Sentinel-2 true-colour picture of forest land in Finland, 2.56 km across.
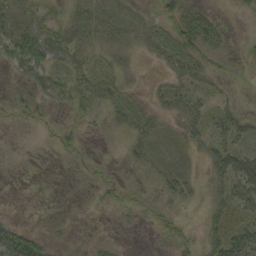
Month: September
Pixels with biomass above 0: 61%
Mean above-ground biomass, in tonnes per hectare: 20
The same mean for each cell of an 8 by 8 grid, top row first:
41 26 31 18 9 45 32 3
56 48 32 29 20 40 41 6
13 37 31 25 5 26 20 4
17 11 23 20 21 27 24 15
0 2 12 4 23 14 30 21
0 0 4 6 11 26 19 43
1 1 3 10 16 15 19 32
66 16 7 8 1 24 25 38
